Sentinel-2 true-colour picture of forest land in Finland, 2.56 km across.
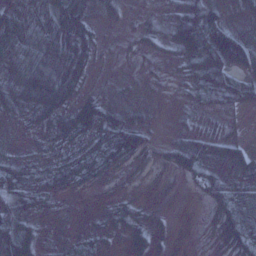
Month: January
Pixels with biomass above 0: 80%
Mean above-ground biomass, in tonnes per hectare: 37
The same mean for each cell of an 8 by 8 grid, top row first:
68 63 48 11 10 41 78 14
78 94 83 2 13 67 150 104
68 120 56 6 4 10 71 54
23 51 68 36 13 5 24 22
7 17 35 55 31 25 44 35
41 31 48 18 10 16 27 24
38 13 3 18 15 3 17 33
71 6 11 8 30 4 7 51
